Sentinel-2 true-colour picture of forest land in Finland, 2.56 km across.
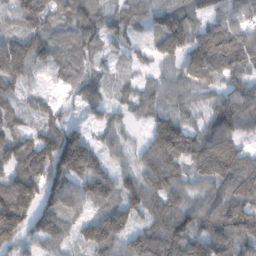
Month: February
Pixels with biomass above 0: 91%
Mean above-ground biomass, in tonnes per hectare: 87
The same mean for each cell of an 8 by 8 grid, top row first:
87 86 83 63 55 106 76 86
116 79 66 44 30 98 168 161
85 15 55 32 32 62 98 90
54 50 33 43 52 71 64 139
88 112 136 45 44 154 141 95
102 103 133 85 77 78 108 149
153 86 59 102 77 80 80 135
61 87 61 107 91 119 130 104
